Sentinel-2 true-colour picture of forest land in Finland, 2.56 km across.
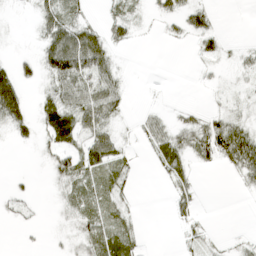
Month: April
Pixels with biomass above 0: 50%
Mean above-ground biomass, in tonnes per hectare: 18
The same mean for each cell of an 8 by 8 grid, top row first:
2 34 13 14 6 22 19 0
2 47 75 22 0 2 15 6
44 27 52 30 0 0 4 9
44 39 48 30 7 7 12 11
8 23 30 33 10 42 50 57
4 12 32 21 0 20 1 16
11 2 24 16 1 15 0 0
1 3 20 26 6 3 12 4
